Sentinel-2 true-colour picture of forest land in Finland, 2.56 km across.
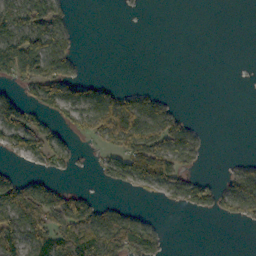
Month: October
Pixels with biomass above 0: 42%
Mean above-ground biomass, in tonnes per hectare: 39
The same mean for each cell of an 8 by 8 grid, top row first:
80 81 1 0 1 0 0 0
98 81 10 0 0 0 0 0
54 89 43 10 0 0 0 0
79 47 59 86 74 27 0 0
58 54 11 40 80 74 11 0
29 28 5 45 97 71 13 55
79 95 81 31 8 18 38 68
70 88 134 116 103 0 0 0
